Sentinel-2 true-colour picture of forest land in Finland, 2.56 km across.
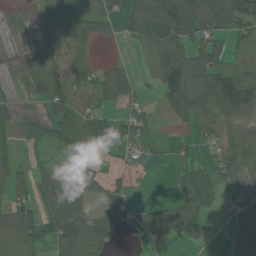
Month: July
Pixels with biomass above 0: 65%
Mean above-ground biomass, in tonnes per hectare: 53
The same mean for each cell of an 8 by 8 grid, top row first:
9 47 90 48 97 157 130 106
16 38 42 4 31 106 96 26
13 73 52 56 20 110 82 97
23 29 62 25 50 62 56 86
19 28 134 51 43 11 22 55
68 39 61 30 5 31 35 53
73 69 53 65 22 62 36 45
36 57 85 32 25 34 29 59
